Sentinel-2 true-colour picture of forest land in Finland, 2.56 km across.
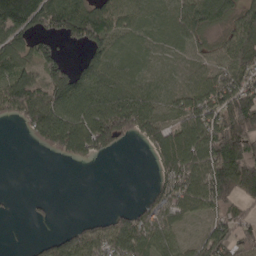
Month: April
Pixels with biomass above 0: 71%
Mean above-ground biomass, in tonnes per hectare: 71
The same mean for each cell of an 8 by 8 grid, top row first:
170 115 119 95 53 66 106 72
88 53 38 58 35 30 37 87
95 95 91 86 40 16 70 91
69 116 124 148 96 51 93 178
0 80 129 77 36 126 136 185
0 0 0 0 0 100 119 139
2 7 0 12 40 80 64 40
0 37 76 102 98 55 68 76
